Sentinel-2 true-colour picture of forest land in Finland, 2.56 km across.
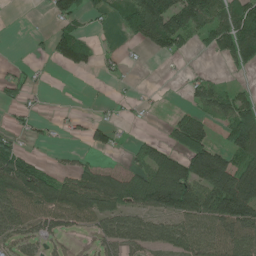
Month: June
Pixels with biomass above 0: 53%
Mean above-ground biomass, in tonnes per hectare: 63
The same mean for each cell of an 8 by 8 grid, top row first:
0 25 53 28 142 139 102 103
0 36 91 5 33 57 36 124
24 3 0 12 0 3 30 8
21 4 9 10 9 19 54 104
37 12 11 40 38 63 99 107
141 64 63 56 84 173 178 175
88 82 78 78 92 152 148 189
54 40 10 63 71 74 72 91
